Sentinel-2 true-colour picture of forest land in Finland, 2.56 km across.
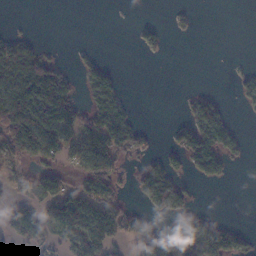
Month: November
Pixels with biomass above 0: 41%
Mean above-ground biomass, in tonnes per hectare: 48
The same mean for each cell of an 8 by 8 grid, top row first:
1 0 0 0 1 9 0 0
65 10 6 0 32 0 0 0
95 142 40 58 0 0 0 25
155 147 65 111 1 3 84 8
106 104 93 112 34 52 121 31
38 60 56 67 62 57 56 0
24 69 98 88 29 66 9 0
47 41 88 80 71 85 120 35
